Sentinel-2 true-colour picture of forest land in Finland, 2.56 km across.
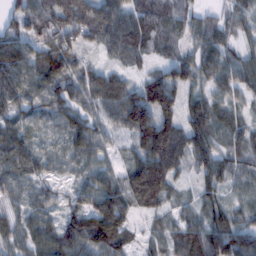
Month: February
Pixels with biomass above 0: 93%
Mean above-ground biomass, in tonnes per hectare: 67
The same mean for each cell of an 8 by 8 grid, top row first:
58 99 119 82 63 46 31 48
86 85 67 54 60 35 79 41
93 94 71 66 49 80 62 69
57 53 71 79 138 67 70 35
87 34 64 40 97 103 61 41
60 39 47 56 138 48 54 47
37 46 71 146 51 31 50 41
50 66 94 101 31 53 98 100
